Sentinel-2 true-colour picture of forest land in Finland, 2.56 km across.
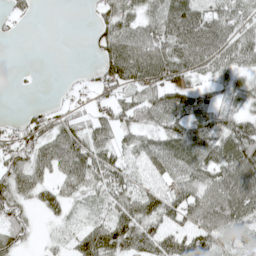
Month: May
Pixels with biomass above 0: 75%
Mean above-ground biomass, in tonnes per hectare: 57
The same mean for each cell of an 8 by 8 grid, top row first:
30 0 1 63 51 95 71 56
0 0 0 83 85 83 94 71
2 0 10 81 86 66 34 43
6 38 33 59 77 93 64 42
70 68 79 56 54 88 77 100
60 46 80 67 35 60 67 104
53 39 18 51 87 79 82 98
41 10 64 98 96 79 69 44
